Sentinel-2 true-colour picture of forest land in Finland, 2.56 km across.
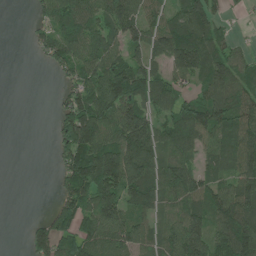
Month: June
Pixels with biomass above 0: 72%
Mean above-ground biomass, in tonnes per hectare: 82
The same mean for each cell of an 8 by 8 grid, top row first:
0 77 105 121 76 65 120 17
0 79 120 80 94 137 105 31
0 4 81 136 111 61 111 73
0 3 157 117 114 73 142 86
0 10 171 113 145 85 76 100
0 3 139 168 125 100 63 99
0 21 99 133 72 61 99 126
0 116 101 98 70 103 126 149
